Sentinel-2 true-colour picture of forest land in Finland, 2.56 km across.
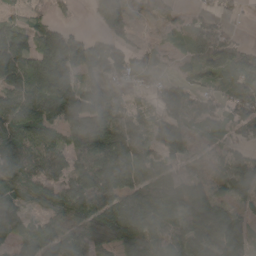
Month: April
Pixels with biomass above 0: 83%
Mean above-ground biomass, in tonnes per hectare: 99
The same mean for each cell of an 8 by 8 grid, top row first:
49 63 5 135 31 37 39 15
154 198 153 91 32 26 130 71
160 221 97 76 33 42 47 103
162 126 172 115 39 93 86 95
133 128 156 153 79 101 61 54
121 115 110 154 89 58 52 137
102 74 150 150 134 82 136 73
86 94 83 131 123 92 120 128
